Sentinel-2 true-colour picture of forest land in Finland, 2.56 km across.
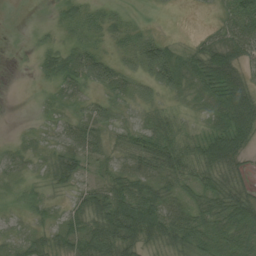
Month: August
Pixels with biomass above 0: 79%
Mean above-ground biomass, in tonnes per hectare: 30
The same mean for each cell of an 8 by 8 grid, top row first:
0 3 26 17 3 0 3 55
1 17 31 16 47 20 41 43
0 16 38 43 28 34 48 39
0 11 17 32 14 17 21 69
10 16 36 17 43 40 60 50
11 15 21 28 29 34 35 20
9 17 32 66 73 36 40 55
14 23 56 73 45 46 44 47
